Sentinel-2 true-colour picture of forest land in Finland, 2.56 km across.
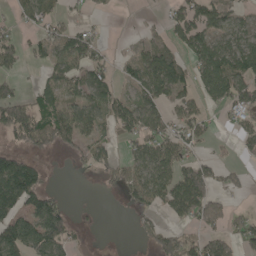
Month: May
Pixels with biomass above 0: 55%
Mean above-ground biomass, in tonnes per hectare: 62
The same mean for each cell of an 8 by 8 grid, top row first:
30 51 16 8 7 63 81 38
68 49 94 13 57 45 88 82
38 48 68 57 98 106 99 81
119 97 78 86 82 49 26 49
54 58 53 40 72 81 23 41
190 27 5 36 76 88 85 29
123 110 3 0 39 91 116 16
137 156 18 0 21 88 80 65
